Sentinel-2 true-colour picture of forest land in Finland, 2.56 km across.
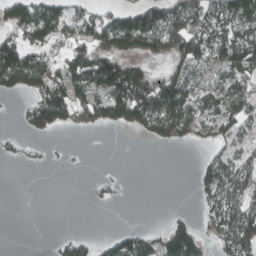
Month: March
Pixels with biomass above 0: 51%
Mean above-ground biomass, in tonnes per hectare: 57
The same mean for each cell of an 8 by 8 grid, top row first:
104 99 64 58 108 76 75 100
109 61 86 108 78 89 80 104
98 92 105 156 125 105 51 66
11 134 73 109 128 114 58 69
10 6 1 0 12 34 31 36
0 0 0 7 0 0 61 69
0 0 0 3 0 4 45 77
0 3 40 45 57 128 32 88
